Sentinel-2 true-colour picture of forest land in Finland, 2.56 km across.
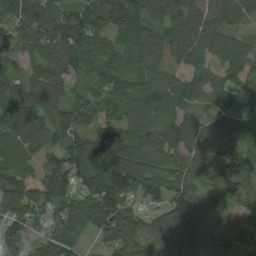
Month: August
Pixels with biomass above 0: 91%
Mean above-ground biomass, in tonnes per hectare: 76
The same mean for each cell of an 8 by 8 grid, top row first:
85 110 101 103 87 88 87 53
45 77 107 54 62 69 86 56
60 96 43 70 49 50 55 52
93 84 79 51 61 58 36 57
73 71 92 97 84 78 77 45
94 100 92 118 95 72 56 70
89 84 82 107 53 139 86 44
72 80 47 57 66 121 89 78
